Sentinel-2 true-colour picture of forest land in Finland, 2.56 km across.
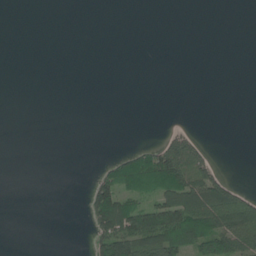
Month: June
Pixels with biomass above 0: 21%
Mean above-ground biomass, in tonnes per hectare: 29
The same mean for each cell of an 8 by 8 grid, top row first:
0 0 0 0 0 0 0 0
0 0 0 0 0 0 0 0
0 0 0 0 0 0 0 0
0 0 0 0 0 0 0 0
0 0 0 0 14 75 13 0
0 0 0 82 173 165 76 1
0 0 3 132 97 138 129 124
0 0 0 117 142 122 134 105
